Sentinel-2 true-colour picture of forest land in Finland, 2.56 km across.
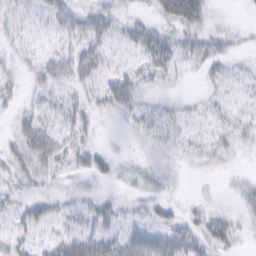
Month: February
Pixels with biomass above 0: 60%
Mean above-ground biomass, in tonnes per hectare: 17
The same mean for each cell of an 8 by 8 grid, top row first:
22 34 28 25 10 36 14 1
10 10 25 17 26 22 19 7
14 34 21 29 13 8 10 13
14 14 19 15 12 8 6 11
22 44 19 2 4 9 11 9
20 21 15 13 13 6 3 5
21 20 18 18 11 9 10 7
17 12 31 30 31 38 24 8
